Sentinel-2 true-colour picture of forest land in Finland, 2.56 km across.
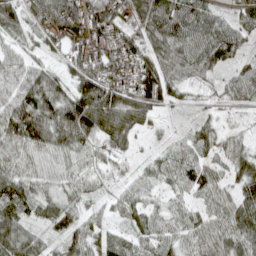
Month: April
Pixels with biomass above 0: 90%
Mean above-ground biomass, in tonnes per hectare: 67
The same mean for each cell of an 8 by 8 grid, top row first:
78 132 123 88 78 102 63 55
48 51 76 97 67 92 85 49
73 81 101 84 112 64 36 64
106 102 141 113 88 24 20 25
82 87 82 64 17 32 44 37
82 54 57 30 38 64 52 76
70 49 44 34 48 38 44 78
90 42 68 54 49 51 59 76
